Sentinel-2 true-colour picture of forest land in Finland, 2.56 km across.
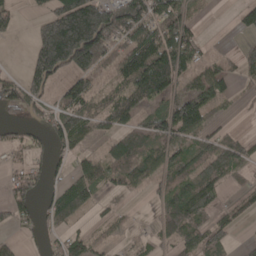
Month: April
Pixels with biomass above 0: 62%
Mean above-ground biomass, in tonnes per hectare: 76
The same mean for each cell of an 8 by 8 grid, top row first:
46 89 221 157 129 100 11 47
0 199 256 88 130 153 24 29
46 124 89 41 150 91 89 38
45 61 108 97 67 134 78 11
57 60 48 55 83 99 71 72
53 56 89 62 72 86 100 31
75 49 78 18 7 100 76 54
25 30 69 28 25 75 92 10
